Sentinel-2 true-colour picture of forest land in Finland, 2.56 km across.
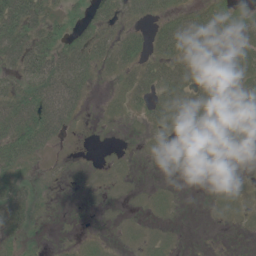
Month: June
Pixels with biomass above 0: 55%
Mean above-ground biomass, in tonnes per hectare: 23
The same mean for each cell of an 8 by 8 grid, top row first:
68 33 17 27 24 30 43 17
59 41 37 32 23 57 23 26
26 61 40 9 34 55 36 43
55 66 19 5 20 50 71 53
53 30 0 1 3 12 48 22
24 3 0 3 0 2 2 2
41 3 0 1 3 3 2 6
12 2 5 2 5 2 0 0
